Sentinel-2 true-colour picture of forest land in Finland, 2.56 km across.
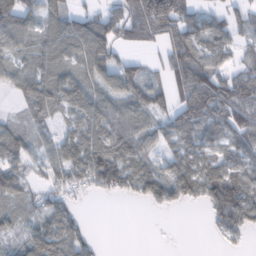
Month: February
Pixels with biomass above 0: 74%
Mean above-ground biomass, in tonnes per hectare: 65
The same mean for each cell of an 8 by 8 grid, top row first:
94 66 55 63 133 101 50 43
54 69 103 91 34 97 73 42
57 86 92 91 70 109 122 75
15 54 95 83 83 94 101 126
70 45 90 106 65 63 67 71
64 44 64 100 89 92 78 74
44 53 16 0 11 27 47 99
30 94 47 0 0 0 4 17
